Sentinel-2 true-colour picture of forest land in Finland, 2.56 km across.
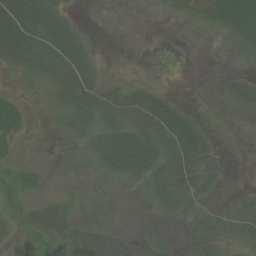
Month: August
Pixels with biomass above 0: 49%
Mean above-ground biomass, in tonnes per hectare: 19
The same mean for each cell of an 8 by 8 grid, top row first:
46 35 3 0 0 9 26 61
50 40 27 0 0 0 0 14
4 25 41 9 7 0 0 24
20 6 39 36 79 33 0 11
11 0 14 51 57 50 22 0
13 4 1 17 36 53 24 0
3 15 4 0 2 24 6 21
7 10 28 30 7 3 9 21
